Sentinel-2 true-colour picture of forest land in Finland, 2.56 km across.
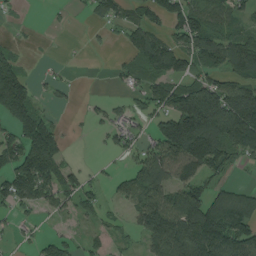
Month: August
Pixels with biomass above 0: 60%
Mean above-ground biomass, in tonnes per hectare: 82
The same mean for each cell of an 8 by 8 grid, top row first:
11 7 7 63 70 105 100 48
21 1 2 9 116 93 124 109
157 19 2 11 64 78 75 89
148 31 6 42 50 173 241 238
103 146 1 36 50 169 184 166
131 151 49 25 118 103 85 6
56 45 67 13 123 150 135 140
18 40 28 27 58 170 195 149
